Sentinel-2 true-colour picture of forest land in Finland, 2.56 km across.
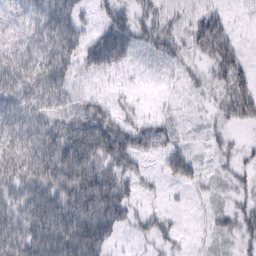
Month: February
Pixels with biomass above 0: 77%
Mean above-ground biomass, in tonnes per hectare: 47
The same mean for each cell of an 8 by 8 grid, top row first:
22 54 35 53 44 42 50 7
36 54 54 92 43 47 69 27
58 58 24 10 7 15 26 53
52 52 58 46 13 10 13 46
62 73 90 95 57 32 13 14
67 82 96 65 24 41 15 21
68 102 101 97 23 8 10 27
86 103 116 47 23 23 10 27
